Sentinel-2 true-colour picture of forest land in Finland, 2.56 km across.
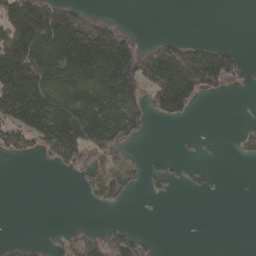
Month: April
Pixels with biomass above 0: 39%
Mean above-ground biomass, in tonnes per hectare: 76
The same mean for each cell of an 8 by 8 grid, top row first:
204 219 95 13 0 0 0 0
255 221 318 258 61 102 80 14
250 144 158 209 122 228 116 29
185 189 178 137 70 91 0 0
81 125 172 96 6 4 5 30
0 1 30 72 30 14 15 0
0 0 1 22 1 0 0 0
13 7 69 97 33 0 0 0
